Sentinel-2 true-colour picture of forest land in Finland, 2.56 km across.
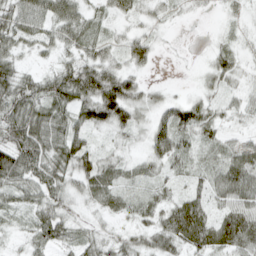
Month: April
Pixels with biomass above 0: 86%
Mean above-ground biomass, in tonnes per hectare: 40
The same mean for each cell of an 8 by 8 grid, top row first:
57 57 47 28 24 14 6 18
36 25 42 25 39 5 13 21
59 40 86 70 21 2 22 25
68 61 61 77 26 58 43 29
69 74 49 19 26 55 31 26
69 60 49 43 29 21 29 56
30 49 23 32 35 55 38 52
15 44 33 32 35 54 58 71
